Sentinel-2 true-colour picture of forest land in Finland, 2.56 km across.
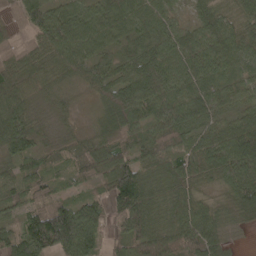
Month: April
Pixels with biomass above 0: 95%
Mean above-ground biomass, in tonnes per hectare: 71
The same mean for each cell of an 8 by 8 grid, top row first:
62 88 77 78 67 33 53 54
44 83 78 46 62 70 73 87
76 51 48 72 84 71 68 53
94 28 10 82 72 85 66 48
81 42 51 96 74 85 84 103
55 50 60 110 70 89 62 90
51 111 86 65 98 71 45 64
72 147 135 43 105 107 87 10
